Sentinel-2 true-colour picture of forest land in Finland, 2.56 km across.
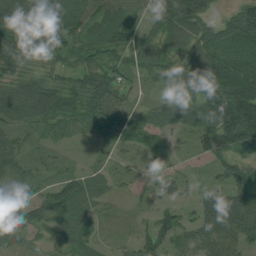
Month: August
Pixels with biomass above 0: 88%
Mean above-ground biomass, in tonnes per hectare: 61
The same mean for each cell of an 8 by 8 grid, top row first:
81 75 70 74 41 116 56 94
87 67 60 84 62 59 80 73
67 52 66 73 30 63 104 94
72 85 80 73 34 45 78 153
60 35 6 27 20 15 97 80
65 29 53 29 16 39 22 66
66 88 69 14 11 52 80 104
34 26 48 11 67 60 71 66
